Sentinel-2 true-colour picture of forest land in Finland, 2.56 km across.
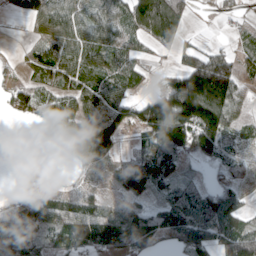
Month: April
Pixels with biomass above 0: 71%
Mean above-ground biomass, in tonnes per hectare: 76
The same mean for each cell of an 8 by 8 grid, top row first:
29 85 66 79 133 111 4 29
6 58 86 83 34 52 37 25
31 36 52 74 32 100 240 83
40 70 89 119 122 216 183 44
0 24 114 106 62 143 111 28
12 29 24 47 137 63 21 33
91 82 81 53 76 126 115 67
112 53 107 124 95 77 83 126
